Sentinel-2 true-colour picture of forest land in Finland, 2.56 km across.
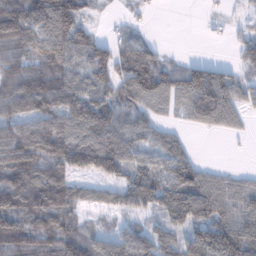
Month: January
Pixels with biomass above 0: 79%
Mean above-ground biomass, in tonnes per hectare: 87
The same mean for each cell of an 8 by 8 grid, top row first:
82 124 85 15 17 0 15 25
78 108 85 74 83 4 1 56
116 124 76 102 146 100 158 61
72 92 111 83 73 43 129 59
162 136 134 125 73 71 0 5
106 131 71 91 104 122 68 38
104 132 78 64 74 137 117 108
107 92 109 73 93 83 152 183
